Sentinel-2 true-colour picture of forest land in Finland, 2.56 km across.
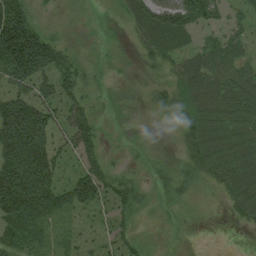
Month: August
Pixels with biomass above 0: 84%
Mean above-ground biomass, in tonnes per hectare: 49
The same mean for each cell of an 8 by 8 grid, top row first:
119 11 6 11 61 87 56 24
205 95 11 10 30 49 40 36
94 67 48 12 17 38 57 53
128 75 66 11 11 33 54 55
139 81 72 7 13 14 57 58
121 88 71 41 12 27 35 62
110 73 60 41 15 12 4 41
70 33 38 38 16 6 0 0
